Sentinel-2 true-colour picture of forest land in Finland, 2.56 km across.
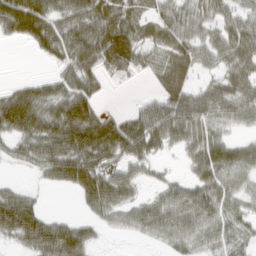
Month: March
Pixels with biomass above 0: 74%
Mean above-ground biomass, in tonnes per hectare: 49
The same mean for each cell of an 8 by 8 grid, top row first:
110 70 70 46 27 44 36 40
4 52 79 123 42 45 46 65
10 30 71 15 9 75 24 56
102 59 92 19 44 69 56 50
33 64 95 92 70 28 59 33
4 31 89 55 25 13 57 45
82 8 17 47 42 58 56 39
38 79 61 1 10 38 33 35
